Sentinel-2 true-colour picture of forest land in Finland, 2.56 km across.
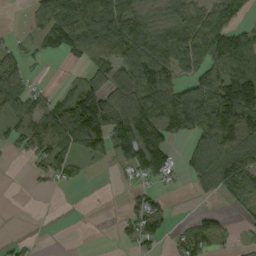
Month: September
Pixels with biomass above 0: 61%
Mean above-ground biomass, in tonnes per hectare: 85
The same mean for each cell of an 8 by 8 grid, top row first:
1 101 189 159 70 91 145 73
39 65 120 159 137 164 169 147
83 6 38 89 127 98 107 147
86 103 148 139 161 188 196 178
52 148 90 95 219 47 141 147
0 46 22 6 75 31 104 144
0 0 0 1 80 7 13 35
12 0 0 6 72 41 96 14
